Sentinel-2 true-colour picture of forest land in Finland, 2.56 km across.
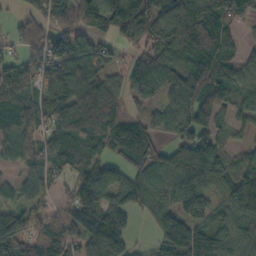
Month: October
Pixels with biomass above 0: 84%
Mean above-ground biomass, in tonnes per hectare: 98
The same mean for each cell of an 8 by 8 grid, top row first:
24 77 123 139 129 152 144 84
40 104 101 47 80 102 145 56
96 113 123 61 132 117 142 76
112 90 125 68 46 119 121 58
96 75 88 65 101 85 117 31
35 60 95 91 85 125 116 113
75 42 149 110 55 83 89 153
156 159 100 174 10 148 145 121
